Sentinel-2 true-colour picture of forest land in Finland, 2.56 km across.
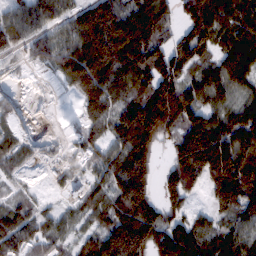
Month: February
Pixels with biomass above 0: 83%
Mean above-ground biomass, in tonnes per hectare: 112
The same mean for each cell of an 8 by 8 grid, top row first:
84 86 115 185 182 76 183 132
74 93 131 197 184 115 94 150
10 11 144 145 130 157 119 115
35 9 42 97 192 198 92 101
69 14 51 86 171 110 240 167
31 18 55 124 150 140 165 184
68 44 75 99 181 68 41 127
113 73 54 177 192 172 98 112
